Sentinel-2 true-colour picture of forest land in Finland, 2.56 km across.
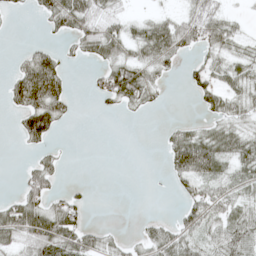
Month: May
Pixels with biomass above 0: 51%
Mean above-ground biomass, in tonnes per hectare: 32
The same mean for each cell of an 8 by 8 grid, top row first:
5 39 54 24 13 20 40 10
2 26 29 44 51 48 39 25
63 118 0 73 50 4 41 43
36 90 2 8 14 0 25 28
7 32 0 0 0 54 62 45
5 60 0 0 1 34 51 35
59 53 27 0 0 12 56 35
37 87 52 16 28 45 31 56
